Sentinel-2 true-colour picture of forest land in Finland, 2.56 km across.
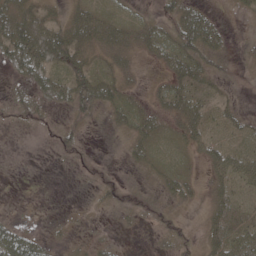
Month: May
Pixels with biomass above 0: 61%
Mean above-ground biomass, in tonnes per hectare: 20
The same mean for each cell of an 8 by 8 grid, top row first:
41 26 31 18 9 45 32 3
56 48 32 29 20 40 41 6
13 37 31 25 5 26 20 4
17 11 23 20 21 27 24 15
0 2 12 4 23 14 30 21
0 0 4 6 11 26 19 43
1 1 3 10 16 15 19 32
66 16 7 8 1 24 25 38
